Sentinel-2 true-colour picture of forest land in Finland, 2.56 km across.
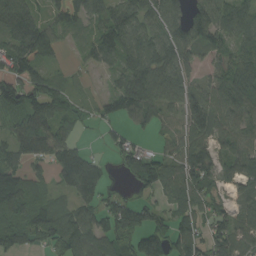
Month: August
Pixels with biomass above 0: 82%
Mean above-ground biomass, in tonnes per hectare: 86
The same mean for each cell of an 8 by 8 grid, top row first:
154 48 71 104 95 86 135 99
116 96 24 105 105 124 81 50
113 83 12 31 141 124 57 108
107 124 50 57 90 58 128 81
92 121 39 44 26 62 87 77
109 39 151 20 106 100 112 94
105 78 72 98 77 61 59 56
96 84 101 75 99 108 96 92
